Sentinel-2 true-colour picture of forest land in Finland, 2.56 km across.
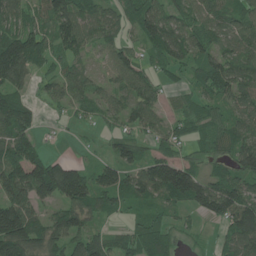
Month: June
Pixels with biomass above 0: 79%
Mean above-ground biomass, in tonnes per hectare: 72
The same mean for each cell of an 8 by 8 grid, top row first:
62 81 85 47 93 59 69 65
125 79 66 54 48 84 63 67
87 38 62 36 58 23 86 80
110 16 34 47 69 40 59 56
100 14 6 42 48 57 64 82
110 166 99 78 98 179 71 91
123 58 100 55 39 53 82 122
153 77 77 59 91 35 9 108
